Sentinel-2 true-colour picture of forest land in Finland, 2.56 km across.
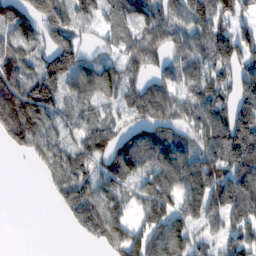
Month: February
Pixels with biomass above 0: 78%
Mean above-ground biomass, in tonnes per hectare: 97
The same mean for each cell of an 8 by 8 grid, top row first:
129 146 64 67 92 97 134 82
108 111 90 43 118 75 126 140
131 134 100 81 72 79 96 115
207 112 48 35 90 96 116 98
92 108 75 114 129 101 110 153
0 69 112 129 89 114 143 153
0 7 179 100 111 96 109 120
0 0 22 111 145 130 50 89
